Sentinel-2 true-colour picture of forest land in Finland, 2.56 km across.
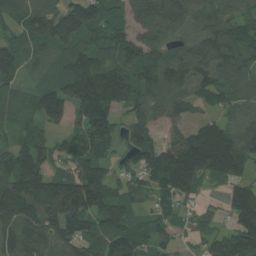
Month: July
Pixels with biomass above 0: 89%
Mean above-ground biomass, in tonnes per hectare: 129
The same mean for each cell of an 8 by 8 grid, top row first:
106 156 207 128 146 120 94 95
125 117 146 164 143 85 154 156
101 105 209 195 151 155 118 99
100 142 123 175 101 81 49 76
81 67 112 90 136 120 266 159
191 138 139 75 112 245 116 106
194 197 161 139 54 73 36 185
144 122 120 161 94 47 65 178
